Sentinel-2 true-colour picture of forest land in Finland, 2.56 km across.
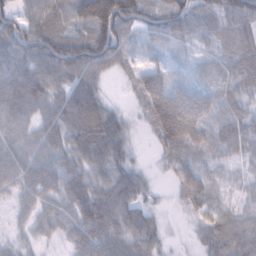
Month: February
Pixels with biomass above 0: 89%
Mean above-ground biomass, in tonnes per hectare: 65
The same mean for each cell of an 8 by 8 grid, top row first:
67 71 79 167 73 77 38 93
105 109 111 119 27 27 21 64
103 97 90 20 71 30 26 55
73 63 106 45 47 155 77 45
60 67 83 101 7 103 65 60
65 65 67 67 35 54 43 20
26 49 96 111 44 17 54 23
25 25 60 73 71 4 63 82
